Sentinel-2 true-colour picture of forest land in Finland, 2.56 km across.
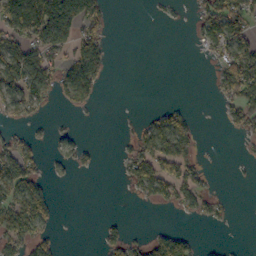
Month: October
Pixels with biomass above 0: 38%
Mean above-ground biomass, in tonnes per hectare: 39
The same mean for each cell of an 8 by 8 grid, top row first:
116 141 114 15 1 5 78 83
64 86 76 18 0 0 40 81
86 72 118 9 0 0 3 112
47 10 15 0 6 32 0 52
40 11 24 1 62 98 1 9
85 19 7 0 73 81 18 2
110 53 0 0 6 28 33 1
71 34 0 38 32 69 2 0
